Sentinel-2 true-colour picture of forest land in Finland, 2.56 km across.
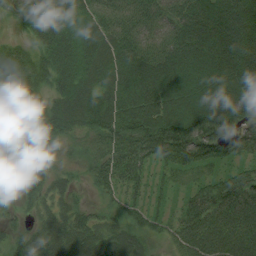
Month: August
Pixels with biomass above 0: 94%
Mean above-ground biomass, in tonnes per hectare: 73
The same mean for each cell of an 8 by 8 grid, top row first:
55 92 65 73 78 76 95 105
42 85 71 75 80 88 104 103
79 67 79 75 111 103 93 102
76 64 80 87 101 102 123 100
40 43 24 69 114 118 89 73
16 58 16 61 57 44 54 71
27 48 31 28 48 31 96 96
43 80 89 66 40 47 106 95
